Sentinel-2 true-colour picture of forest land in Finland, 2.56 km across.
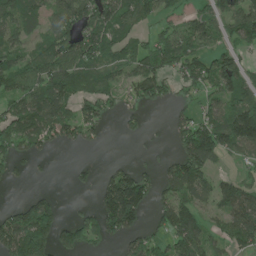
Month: June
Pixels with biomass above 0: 65%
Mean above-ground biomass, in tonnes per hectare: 82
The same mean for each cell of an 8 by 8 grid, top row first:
94 63 114 100 63 49 61 92
63 79 117 78 67 110 64 63
91 111 95 58 117 67 94 99
97 136 82 39 37 29 61 106
88 71 51 1 9 68 182 112
32 6 19 72 63 135 79 34
64 110 21 192 100 142 52 121
180 128 93 47 81 116 76 90
